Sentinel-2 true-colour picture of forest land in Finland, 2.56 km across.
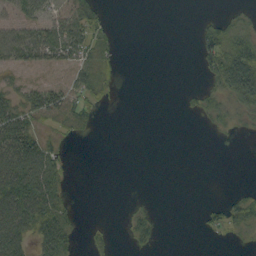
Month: September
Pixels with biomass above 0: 38%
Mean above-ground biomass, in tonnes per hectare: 22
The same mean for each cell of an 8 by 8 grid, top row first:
25 29 39 6 0 0 5 15
56 52 46 18 0 0 38 50
14 17 31 13 0 0 21 90
44 45 29 2 0 1 21 33
79 30 2 0 0 0 1 1
88 67 0 0 0 0 0 0
86 66 4 0 6 0 12 26
66 66 10 7 15 0 2 8
